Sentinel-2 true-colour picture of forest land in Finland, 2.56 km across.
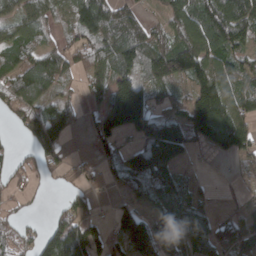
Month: March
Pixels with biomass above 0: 74%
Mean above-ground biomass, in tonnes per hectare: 88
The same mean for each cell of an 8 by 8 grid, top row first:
80 71 105 139 45 94 138 144
101 74 84 149 135 137 133 86
112 144 40 90 100 95 120 88
87 97 27 197 200 68 183 95
15 124 2 69 149 198 69 101
37 29 29 36 152 57 4 22
23 12 65 36 47 77 29 32
51 113 118 67 150 108 75 80
